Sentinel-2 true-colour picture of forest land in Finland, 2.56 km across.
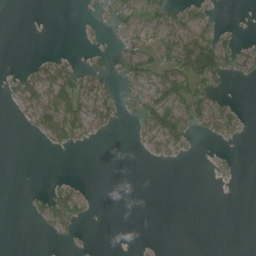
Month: July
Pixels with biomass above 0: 28%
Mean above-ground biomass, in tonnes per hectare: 16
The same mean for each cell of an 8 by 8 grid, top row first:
0 0 1 13 23 23 18 0
0 1 2 8 34 61 82 22
15 49 41 12 47 61 49 6
8 59 59 22 36 68 45 13
0 14 13 0 12 31 3 3
0 2 2 0 0 0 2 1
0 22 25 0 0 0 0 0
0 3 3 0 0 0 0 0
